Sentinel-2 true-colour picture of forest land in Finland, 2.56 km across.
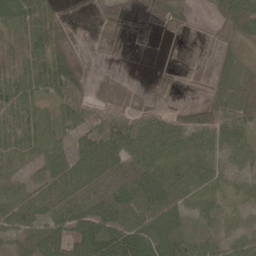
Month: May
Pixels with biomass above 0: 81%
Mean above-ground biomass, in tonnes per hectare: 54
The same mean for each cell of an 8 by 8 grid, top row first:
78 73 3 42 23 33 10 86
61 94 11 13 1 6 5 30
80 95 54 15 2 9 17 70
69 45 58 39 44 36 66 80
61 67 51 92 87 77 57 53
40 58 70 69 88 86 71 34
81 67 68 87 82 65 53 33
36 70 80 97 80 66 43 49
